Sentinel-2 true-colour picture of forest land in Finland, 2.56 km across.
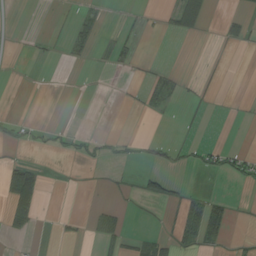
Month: August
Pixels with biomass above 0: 16%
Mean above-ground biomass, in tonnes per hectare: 10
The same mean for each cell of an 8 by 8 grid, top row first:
0 1 12 1 4 37 26 16
0 3 12 12 1 0 1 9
0 0 0 3 11 9 6 0
2 0 0 0 10 4 4 0
16 11 15 11 17 22 17 3
54 3 1 4 21 8 10 22
41 0 0 15 2 14 49 1
5 0 6 33 20 24 32 5
